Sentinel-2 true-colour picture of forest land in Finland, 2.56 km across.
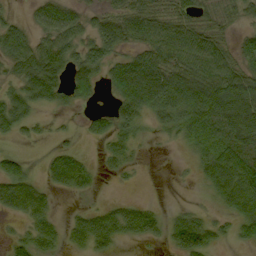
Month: September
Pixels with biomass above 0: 67%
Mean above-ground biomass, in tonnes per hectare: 44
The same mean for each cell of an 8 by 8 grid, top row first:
15 49 35 45 65 49 42 36
59 54 46 51 52 72 62 35
33 89 63 55 114 79 78 68
66 18 12 42 55 54 85 85
13 10 11 26 7 12 43 77
70 41 63 7 2 3 52 98
54 37 12 28 28 10 10 68
25 36 29 37 22 44 46 28
